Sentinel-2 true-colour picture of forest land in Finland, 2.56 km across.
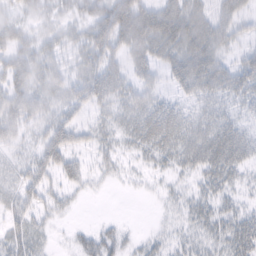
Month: February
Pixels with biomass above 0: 69%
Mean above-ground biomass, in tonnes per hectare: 28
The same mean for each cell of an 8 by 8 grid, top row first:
18 18 27 59 56 50 37 33
40 28 30 49 52 41 43 17
45 33 36 44 22 24 42 33
51 30 28 23 38 26 20 14
22 45 24 19 31 32 35 29
22 30 25 11 8 12 27 16
34 25 4 0 0 12 22 18
33 13 18 23 10 13 21 38
